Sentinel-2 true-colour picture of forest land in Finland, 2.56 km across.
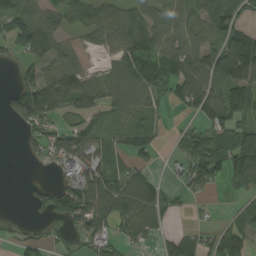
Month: August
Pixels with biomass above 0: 68%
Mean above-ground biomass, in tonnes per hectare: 74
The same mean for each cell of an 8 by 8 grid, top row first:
98 83 81 83 65 56 89 78
62 122 57 67 100 84 105 152
45 95 114 78 125 111 119 140
86 117 71 65 69 22 110 103
2 76 106 58 77 27 96 107
0 5 96 81 56 22 92 99
0 82 169 126 108 30 5 35
23 26 42 65 61 28 36 81
